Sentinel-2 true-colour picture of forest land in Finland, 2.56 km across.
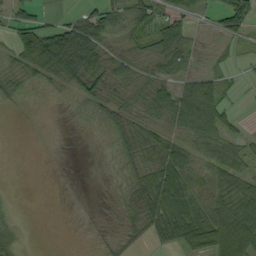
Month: September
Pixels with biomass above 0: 64%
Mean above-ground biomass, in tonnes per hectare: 38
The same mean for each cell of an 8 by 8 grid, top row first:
36 15 34 55 60 50 14 71
52 113 130 43 47 82 9 9
39 38 63 58 49 43 47 7
7 3 20 43 48 72 94 8
0 1 1 29 62 51 54 30
0 0 0 13 52 76 41 50
5 0 1 6 54 73 58 69
14 0 0 10 19 48 63 76
